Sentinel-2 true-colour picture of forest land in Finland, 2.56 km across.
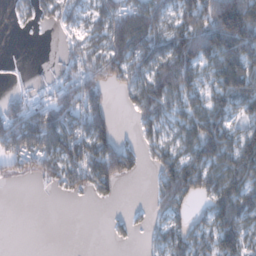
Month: January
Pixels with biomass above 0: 64%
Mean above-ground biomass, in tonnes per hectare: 74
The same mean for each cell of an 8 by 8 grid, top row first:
29 39 45 95 140 76 140 202
2 1 54 101 123 133 135 164
3 10 89 63 97 156 65 131
63 106 98 43 88 70 122 63
99 103 124 82 41 75 148 102
33 51 86 104 15 156 103 121
0 0 1 7 9 78 57 112
0 0 0 11 13 69 68 105
